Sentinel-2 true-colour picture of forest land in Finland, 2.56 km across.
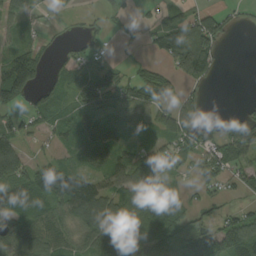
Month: August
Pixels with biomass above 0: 68%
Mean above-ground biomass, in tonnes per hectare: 60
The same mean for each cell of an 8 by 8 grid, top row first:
56 9 10 23 12 38 66 15
58 18 29 13 23 119 99 0
155 32 77 61 61 54 44 0
47 57 78 101 71 70 10 19
66 22 71 87 44 56 53 97
89 92 92 72 60 26 59 49
92 67 131 84 79 58 31 30
75 68 61 127 84 75 115 115
